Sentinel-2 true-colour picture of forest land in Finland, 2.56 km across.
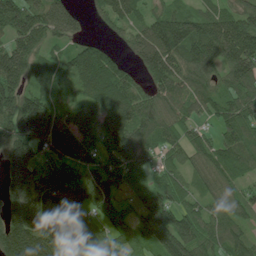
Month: June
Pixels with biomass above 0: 88%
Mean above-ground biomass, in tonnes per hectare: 129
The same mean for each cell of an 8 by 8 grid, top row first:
180 185 69 124 75 128 125 152
147 75 63 49 162 157 196 209
146 93 86 167 69 121 95 161
192 144 100 148 140 101 76 159
190 159 161 126 126 96 102 154
177 120 124 119 64 77 109 78
186 188 112 117 113 131 91 90
212 189 143 112 111 172 124 98
